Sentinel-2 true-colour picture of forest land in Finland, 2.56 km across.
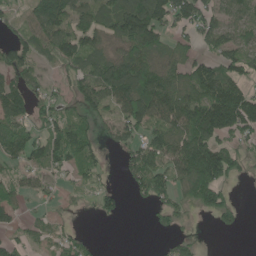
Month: June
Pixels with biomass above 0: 67%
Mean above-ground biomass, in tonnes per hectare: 75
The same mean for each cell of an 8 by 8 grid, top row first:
28 139 72 96 176 120 72 66
82 66 90 47 143 75 43 71
76 38 75 143 124 107 160 90
103 56 56 55 127 132 181 177
84 100 104 30 75 108 152 45
43 38 45 12 107 85 198 38
38 17 11 38 11 53 81 34
34 38 31 0 0 34 1 1
